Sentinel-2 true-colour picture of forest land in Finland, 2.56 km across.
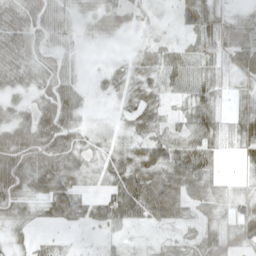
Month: May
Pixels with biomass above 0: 81%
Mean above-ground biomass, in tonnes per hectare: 41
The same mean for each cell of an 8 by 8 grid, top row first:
57 43 14 35 12 18 50 27
59 36 8 2 23 25 39 58
45 44 15 24 39 40 38 24
38 73 34 8 54 17 45 37
91 93 38 22 48 52 48 44
83 78 39 54 82 78 55 15
45 40 48 71 73 62 47 41
21 19 9 16 6 23 51 44
